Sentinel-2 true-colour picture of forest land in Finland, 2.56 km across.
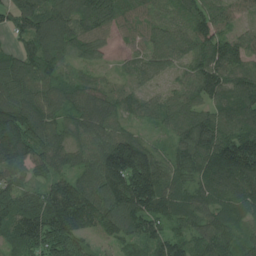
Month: July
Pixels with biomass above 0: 96%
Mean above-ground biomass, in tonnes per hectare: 111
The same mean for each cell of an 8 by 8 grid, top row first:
114 135 110 107 74 80 112 56
73 123 101 33 75 101 123 92
116 102 62 34 60 51 144 106
156 106 103 87 74 96 95 123
177 139 76 136 95 83 150 182
82 90 91 192 238 102 125 167
129 166 189 129 175 105 97 97
103 164 108 64 108 97 118 97
